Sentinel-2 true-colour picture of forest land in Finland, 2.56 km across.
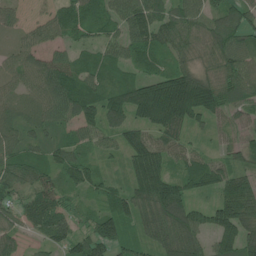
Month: June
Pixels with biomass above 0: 93%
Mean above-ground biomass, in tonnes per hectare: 89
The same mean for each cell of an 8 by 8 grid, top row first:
35 57 85 72 105 91 69 78
44 60 51 70 98 80 71 84
45 102 108 70 102 160 102 101
54 76 131 131 151 208 109 62
73 72 70 50 122 78 24 63
85 74 85 36 188 87 110 91
65 107 39 90 108 157 75 147
57 59 79 106 67 152 63 142
